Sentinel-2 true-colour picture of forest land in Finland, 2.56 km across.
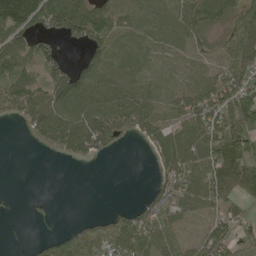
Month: May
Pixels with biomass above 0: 71%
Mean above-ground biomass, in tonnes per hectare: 71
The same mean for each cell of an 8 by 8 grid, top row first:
170 115 119 95 53 66 106 72
88 53 38 58 35 30 37 87
95 95 91 86 40 16 70 91
69 116 124 148 96 51 93 178
0 80 129 77 36 126 136 185
0 0 0 0 0 100 119 139
2 7 0 12 40 80 64 40
0 37 76 102 98 55 68 76
